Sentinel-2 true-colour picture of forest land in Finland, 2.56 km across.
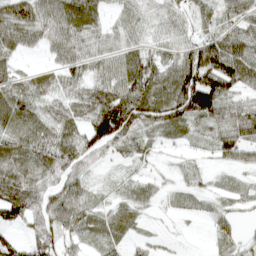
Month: April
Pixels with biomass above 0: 85%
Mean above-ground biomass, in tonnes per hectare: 57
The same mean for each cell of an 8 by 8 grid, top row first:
88 80 93 24 43 53 43 62
57 53 68 52 51 59 100 82
62 43 50 69 94 100 115 88
83 47 57 117 91 87 99 67
69 71 73 72 36 31 33 48
82 68 42 12 25 19 19 19
84 68 63 44 32 19 28 30
42 71 37 45 20 7 17 37
